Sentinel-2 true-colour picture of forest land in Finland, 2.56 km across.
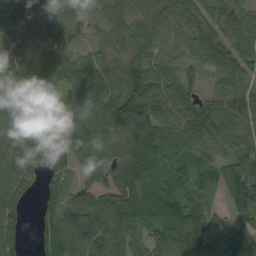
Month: September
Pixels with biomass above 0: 90%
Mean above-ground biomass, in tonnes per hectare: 90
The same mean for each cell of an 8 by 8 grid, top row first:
118 90 61 73 72 84 79 81
97 66 30 61 82 70 108 82
87 103 93 104 111 71 34 85
86 76 111 122 129 94 81 97
72 68 124 93 124 82 82 74
95 54 47 83 146 92 66 146
71 66 119 124 123 59 65 145
58 67 131 140 76 108 102 127
